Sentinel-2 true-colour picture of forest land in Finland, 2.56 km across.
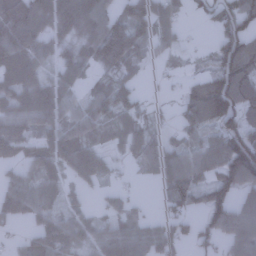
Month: January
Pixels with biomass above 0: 75%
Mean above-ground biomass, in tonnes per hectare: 62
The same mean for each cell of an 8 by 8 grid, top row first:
138 87 96 59 74 47 40 111
116 56 45 127 39 31 16 133
85 51 34 41 14 10 75 129
55 74 56 57 26 26 108 104
52 53 68 29 61 37 47 144
41 56 47 21 20 99 55 123
58 49 28 33 13 46 93 58
18 85 54 81 78 51 43 83
